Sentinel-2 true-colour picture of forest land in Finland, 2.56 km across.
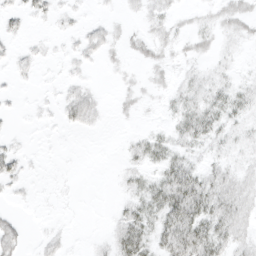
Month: March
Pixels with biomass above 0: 51%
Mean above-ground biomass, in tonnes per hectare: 9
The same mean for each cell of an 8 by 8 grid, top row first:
7 6 3 2 7 6 6 16
4 3 7 7 10 7 6 5
3 1 4 1 5 6 8 5
1 2 17 2 3 11 21 12
3 0 0 0 15 13 12 7
10 1 0 1 12 29 15 12
2 1 0 3 21 39 26 18
13 5 0 13 25 37 34 12
